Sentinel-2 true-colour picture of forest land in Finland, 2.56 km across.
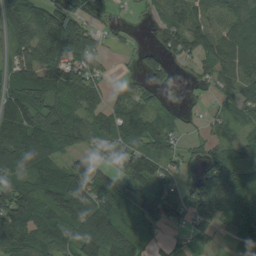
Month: August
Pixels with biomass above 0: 80%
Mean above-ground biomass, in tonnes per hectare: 79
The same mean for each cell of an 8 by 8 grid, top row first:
99 102 76 27 16 76 66 91
62 110 137 20 33 69 108 134
79 92 84 25 50 30 39 89
109 90 73 80 76 31 24 61
121 109 67 78 87 39 39 60
91 105 99 79 105 57 70 73
131 106 114 115 137 113 84 109
106 91 112 130 55 28 45 61
